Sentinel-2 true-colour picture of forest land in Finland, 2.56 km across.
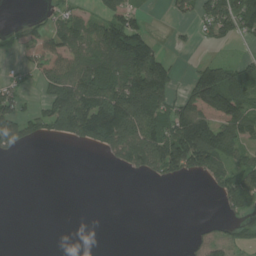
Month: July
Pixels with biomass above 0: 46%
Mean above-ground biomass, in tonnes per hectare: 64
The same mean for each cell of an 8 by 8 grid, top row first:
1 26 52 78 26 21 78 111
28 71 91 164 146 12 14 8
28 83 141 157 189 56 152 87
87 98 172 181 196 99 119 117
73 13 39 114 152 164 184 76
0 0 0 0 36 52 72 89
0 0 0 0 0 0 0 52
0 0 0 0 0 0 49 46
